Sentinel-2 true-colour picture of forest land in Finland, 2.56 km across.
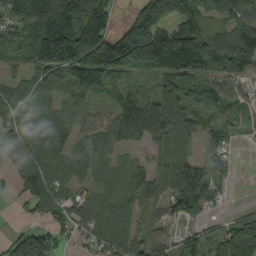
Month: September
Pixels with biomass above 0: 84%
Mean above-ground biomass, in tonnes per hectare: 86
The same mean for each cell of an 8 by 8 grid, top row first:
104 205 203 72 171 151 77 88
46 188 224 215 235 201 141 114
44 69 72 81 39 92 115 53
76 50 45 61 80 77 68 54
80 83 52 83 39 95 44 28
72 99 46 37 61 112 100 6
10 97 74 57 65 75 55 16
47 55 30 87 57 45 71 123
